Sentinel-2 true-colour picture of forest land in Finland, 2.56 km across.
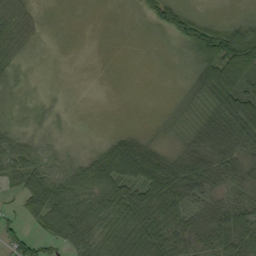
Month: September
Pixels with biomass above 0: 71%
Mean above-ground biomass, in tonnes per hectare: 41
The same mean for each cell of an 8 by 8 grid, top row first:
45 2 0 1 24 60 17 14
40 2 0 0 1 17 128 155
15 2 0 0 0 3 69 81
8 7 2 0 0 11 40 97
33 9 6 42 37 16 89 81
35 35 43 75 79 77 74 47
17 73 55 60 85 60 46 59
49 36 65 70 103 57 61 74
